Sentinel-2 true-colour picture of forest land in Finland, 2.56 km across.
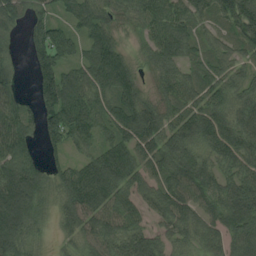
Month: August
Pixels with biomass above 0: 89%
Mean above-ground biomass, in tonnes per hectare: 90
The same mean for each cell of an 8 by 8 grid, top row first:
82 58 94 70 89 105 91 165
18 158 61 104 53 110 59 59
38 132 92 138 44 88 83 62
88 110 125 99 112 74 93 84
125 65 56 104 91 107 82 112
169 71 130 147 80 103 87 92
169 40 111 86 53 99 77 114
116 20 62 81 80 54 70 84
